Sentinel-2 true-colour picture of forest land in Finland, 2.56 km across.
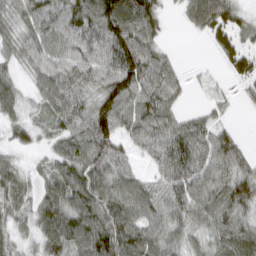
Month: March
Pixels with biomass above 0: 85%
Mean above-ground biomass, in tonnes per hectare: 68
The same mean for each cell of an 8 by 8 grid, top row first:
58 87 93 115 105 11 102 44
54 69 85 100 88 7 15 60
38 77 75 95 99 54 8 38
44 55 74 100 88 48 26 7
37 34 90 88 65 96 75 36
54 49 93 97 40 81 81 90
51 83 87 95 103 62 65 81
33 57 96 108 96 49 53 92
